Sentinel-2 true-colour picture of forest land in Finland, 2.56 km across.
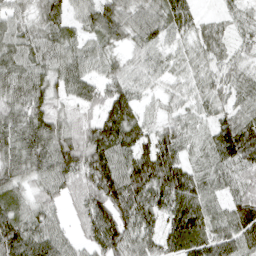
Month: April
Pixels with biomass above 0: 94%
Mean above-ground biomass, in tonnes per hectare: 66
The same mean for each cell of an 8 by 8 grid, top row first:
51 63 51 76 66 75 19 30
67 68 51 41 50 35 45 29
75 66 70 57 45 28 44 44
66 77 38 89 32 33 41 52
76 98 89 100 77 78 52 128
67 65 85 103 123 111 54 57
52 54 49 110 93 92 62 84
110 83 36 103 69 60 72 84
